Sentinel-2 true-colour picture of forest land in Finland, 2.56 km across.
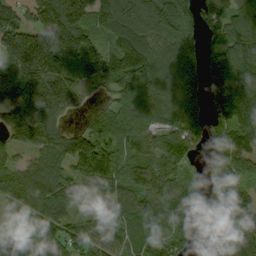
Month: September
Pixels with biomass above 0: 88%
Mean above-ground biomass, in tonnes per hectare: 129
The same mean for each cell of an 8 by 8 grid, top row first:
105 180 194 148 137 216 96 119
196 270 201 129 183 152 90 142
164 184 135 152 166 154 150 152
161 140 35 92 172 137 99 160
82 121 148 102 93 130 77 159
111 120 122 129 92 83 56 126
71 126 32 105 118 168 81 143
81 90 99 98 93 104 167 143
